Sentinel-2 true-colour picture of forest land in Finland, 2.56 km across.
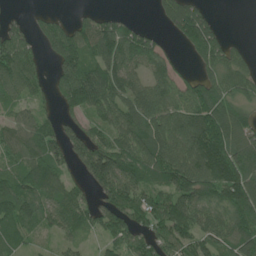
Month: June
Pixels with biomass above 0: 78%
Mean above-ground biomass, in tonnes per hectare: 90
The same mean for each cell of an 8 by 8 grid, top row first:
17 31 25 33 2 100 51 0
115 62 132 134 114 24 121 28
101 49 164 134 71 85 73 82
47 33 76 94 110 97 162 77
83 104 107 98 138 116 217 124
78 109 50 156 93 146 147 135
114 81 97 98 77 155 94 125
53 22 41 76 69 100 87 113
